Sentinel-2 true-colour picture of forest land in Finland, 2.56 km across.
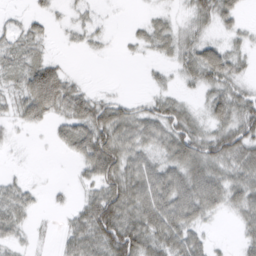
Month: March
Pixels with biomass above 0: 70%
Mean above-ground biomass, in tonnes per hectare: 36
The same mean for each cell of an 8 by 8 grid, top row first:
8 19 13 3 8 13 36 23
33 11 9 4 18 31 47 18
29 96 11 0 4 14 46 27
30 51 64 53 33 44 32 50
5 5 65 88 43 60 51 62
9 1 17 72 65 57 63 45
42 6 27 87 75 81 46 35
20 3 55 87 68 59 19 16
